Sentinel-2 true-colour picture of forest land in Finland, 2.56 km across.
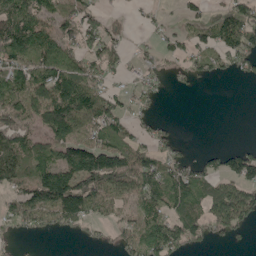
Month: May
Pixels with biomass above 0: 63%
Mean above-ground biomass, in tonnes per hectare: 75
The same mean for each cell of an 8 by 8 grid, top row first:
132 84 75 22 15 16 40 101
145 132 74 57 17 45 76 103
119 149 141 33 41 19 35 18
106 152 158 97 28 0 0 0
102 84 98 97 50 42 2 15
93 121 155 149 112 104 78 102
82 136 124 65 77 101 99 138
18 7 11 28 117 112 38 16
